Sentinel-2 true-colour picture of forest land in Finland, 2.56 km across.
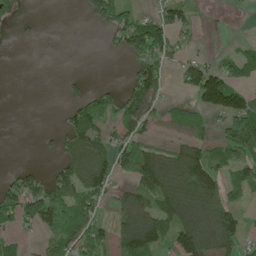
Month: May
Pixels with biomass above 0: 49%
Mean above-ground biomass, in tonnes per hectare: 65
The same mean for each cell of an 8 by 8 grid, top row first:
23 0 12 120 34 80 12 1
1 0 0 21 129 60 5 26
0 0 17 5 124 27 160 46
0 0 73 63 86 42 72 140
0 9 111 78 53 48 61 101
50 51 122 82 99 156 126 60
114 175 90 33 85 132 140 47
30 44 89 63 137 106 177 84
